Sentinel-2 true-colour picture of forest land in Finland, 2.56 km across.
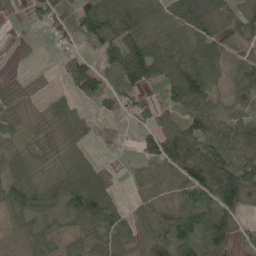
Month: May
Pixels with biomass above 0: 80%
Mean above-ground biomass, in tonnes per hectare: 52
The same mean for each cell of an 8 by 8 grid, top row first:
20 67 52 91 59 71 98 85
17 7 20 66 86 50 51 25
12 3 74 36 64 80 55 40
31 23 19 30 32 37 64 26
26 34 28 20 38 113 84 85
44 33 58 28 33 61 144 108
48 40 73 64 39 45 86 72
21 36 33 61 56 82 90 30
